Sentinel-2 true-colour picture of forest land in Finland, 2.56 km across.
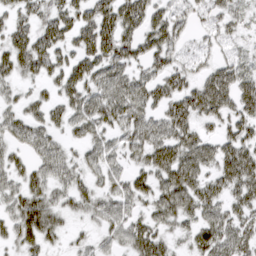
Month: March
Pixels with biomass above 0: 79%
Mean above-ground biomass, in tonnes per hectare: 42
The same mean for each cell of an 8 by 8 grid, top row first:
33 40 44 53 54 35 27 25
50 55 43 56 47 35 20 18
34 36 52 60 44 40 46 48
31 36 47 60 52 51 45 44
35 48 29 36 54 60 38 48
35 47 33 37 36 65 41 60
45 56 31 45 31 61 46 37
38 35 15 29 62 23 48 49
